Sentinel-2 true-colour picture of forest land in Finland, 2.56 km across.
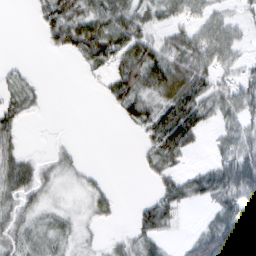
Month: February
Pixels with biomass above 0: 62%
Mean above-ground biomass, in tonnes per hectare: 37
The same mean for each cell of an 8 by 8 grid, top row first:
0 49 67 73 44 44 40 18
0 15 73 88 71 55 72 27
19 2 6 44 73 79 51 51
39 4 0 10 51 86 44 51
26 4 4 0 26 74 10 51
59 22 14 2 10 35 59 97
36 18 10 20 29 42 20 76
34 33 15 13 44 9 69 47
